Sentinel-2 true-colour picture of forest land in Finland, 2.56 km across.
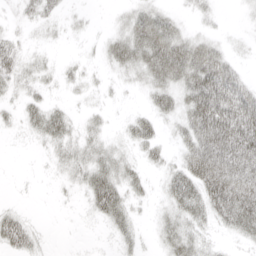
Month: April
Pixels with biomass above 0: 61%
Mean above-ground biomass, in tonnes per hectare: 30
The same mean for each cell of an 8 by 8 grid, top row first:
15 21 7 6 42 19 13 5
25 8 4 31 64 67 40 8
33 13 15 10 29 50 86 38
17 38 9 6 19 39 111 85
2 22 30 19 34 21 81 90
1 4 26 42 19 45 80 58
12 0 5 48 8 39 46 64
47 5 1 10 10 40 18 17
